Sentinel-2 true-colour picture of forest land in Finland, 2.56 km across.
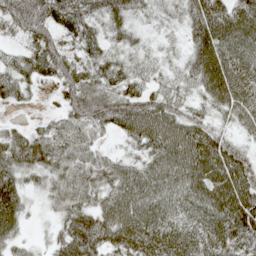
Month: May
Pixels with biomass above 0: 89%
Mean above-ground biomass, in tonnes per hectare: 65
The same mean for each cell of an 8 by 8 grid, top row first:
78 87 95 69 17 21 105 87
20 71 53 34 22 11 88 78
59 32 66 53 41 27 78 87
7 11 69 76 82 56 36 68
70 85 66 14 65 99 88 37
76 56 80 72 80 94 100 96
72 22 71 83 87 71 86 116
38 19 114 81 97 78 84 95
